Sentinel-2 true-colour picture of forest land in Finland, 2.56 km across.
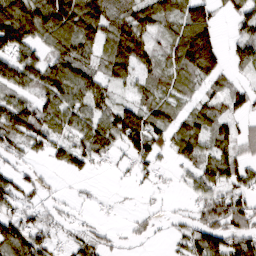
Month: March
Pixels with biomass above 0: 72%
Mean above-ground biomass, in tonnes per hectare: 61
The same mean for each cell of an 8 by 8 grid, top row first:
109 120 125 87 86 65 71 52
94 61 89 76 81 75 123 46
89 88 84 55 42 60 60 23
114 80 67 73 69 39 56 40
61 68 64 72 90 61 55 49
46 16 28 5 21 13 68 64
50 32 11 4 11 7 78 80
112 51 40 20 17 30 105 81
